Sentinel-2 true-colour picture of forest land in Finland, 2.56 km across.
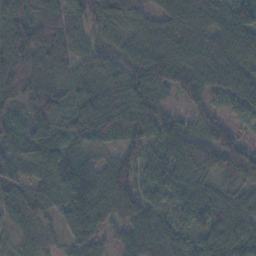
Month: November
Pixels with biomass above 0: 96%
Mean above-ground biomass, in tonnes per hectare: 82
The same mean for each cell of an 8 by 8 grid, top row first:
90 79 66 88 59 72 79 101
121 133 74 67 77 72 74 81
111 108 88 93 109 91 71 80
54 76 87 108 105 41 62 35
76 85 63 41 85 123 119 63
82 81 103 92 53 98 88 107
69 61 93 78 100 77 109 84
35 53 65 40 115 78 80 92
